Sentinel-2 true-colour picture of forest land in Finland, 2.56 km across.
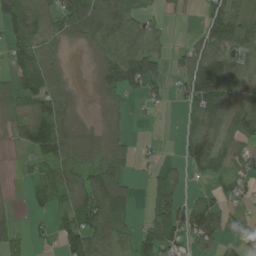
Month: July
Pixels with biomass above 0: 66%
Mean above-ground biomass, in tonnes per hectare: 59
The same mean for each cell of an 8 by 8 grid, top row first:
126 53 113 101 33 16 59 77
75 32 13 51 80 19 88 58
66 74 4 74 137 34 153 54
53 92 21 33 16 5 118 59
25 116 64 55 11 17 99 47
4 55 72 97 12 36 46 44
7 37 95 120 25 113 80 26
33 15 97 62 71 65 79 59
